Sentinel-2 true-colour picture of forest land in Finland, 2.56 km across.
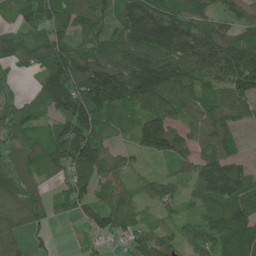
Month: June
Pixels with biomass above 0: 85%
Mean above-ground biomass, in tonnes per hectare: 88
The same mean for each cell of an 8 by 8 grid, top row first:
43 89 100 90 148 115 81 78
73 113 81 110 123 117 120 112
19 99 145 177 153 109 80 120
65 67 139 104 89 71 85 86
68 95 138 50 105 94 71 120
72 51 110 72 29 45 118 100
98 53 59 96 36 42 88 118
61 17 17 39 91 65 84 107
